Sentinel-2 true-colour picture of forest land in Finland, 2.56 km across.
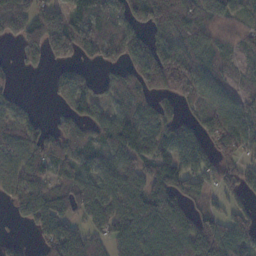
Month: November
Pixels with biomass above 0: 78%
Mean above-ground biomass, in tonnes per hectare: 89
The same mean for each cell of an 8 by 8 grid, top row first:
123 106 87 110 118 126 130 72
40 105 93 75 98 120 83 60
21 24 87 66 123 170 75 60
69 7 85 77 91 52 89 102
111 76 82 114 109 104 86 85
99 75 97 83 84 117 89 63
54 100 91 102 125 102 30 53
16 65 85 90 132 122 168 126
